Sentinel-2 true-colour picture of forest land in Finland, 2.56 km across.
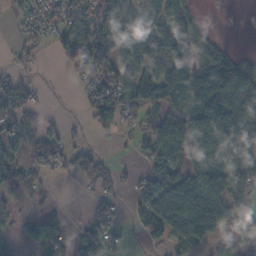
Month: November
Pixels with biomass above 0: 65%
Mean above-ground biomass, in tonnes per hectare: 64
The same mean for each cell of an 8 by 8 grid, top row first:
30 54 77 78 90 73 7 0
26 28 120 79 104 110 87 6
45 5 41 78 69 114 147 132
62 15 15 89 67 63 125 107
49 78 23 9 59 98 103 112
53 21 48 43 47 109 105 80
29 19 2 49 81 115 140 61
30 75 52 49 38 62 44 57
